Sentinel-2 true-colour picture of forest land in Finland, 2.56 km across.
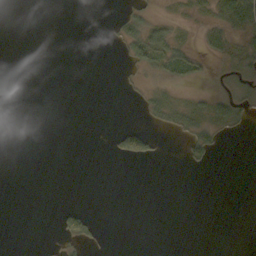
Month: October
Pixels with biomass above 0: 20%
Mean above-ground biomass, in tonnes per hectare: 9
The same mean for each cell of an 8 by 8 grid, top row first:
0 0 0 4 23 12 21 57
0 0 0 2 57 38 17 23
0 0 0 0 12 21 9 18
0 0 0 0 12 24 29 19
0 0 0 15 45 2 32 0
0 0 0 0 0 0 0 0
0 0 22 0 0 0 0 0
0 1 33 0 0 0 0 0
